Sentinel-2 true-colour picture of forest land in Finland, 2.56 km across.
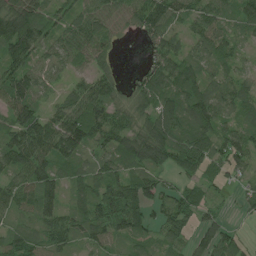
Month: July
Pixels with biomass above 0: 88%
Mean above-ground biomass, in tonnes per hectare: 71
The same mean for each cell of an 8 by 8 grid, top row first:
126 70 70 58 91 73 82 64
117 67 79 41 27 61 77 40
107 50 41 53 63 95 70 68
93 51 99 75 62 93 120 68
98 110 101 65 103 88 92 88
66 87 65 83 69 35 46 38
55 80 57 125 77 64 44 20
65 62 50 57 43 57 67 37
